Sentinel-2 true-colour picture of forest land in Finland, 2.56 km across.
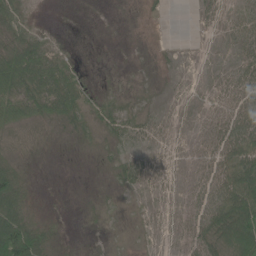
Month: June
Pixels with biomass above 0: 59%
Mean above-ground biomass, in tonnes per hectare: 28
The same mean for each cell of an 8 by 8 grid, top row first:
43 1 0 0 3 0 11 24
70 36 1 0 1 2 2 25
99 80 17 1 1 3 7 41
67 49 34 30 13 7 18 57
11 4 8 15 15 12 31 82
52 0 0 13 30 17 40 97
71 2 1 6 9 15 61 112
151 24 0 1 3 14 56 106
